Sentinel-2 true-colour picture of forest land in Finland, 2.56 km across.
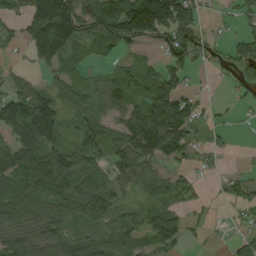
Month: September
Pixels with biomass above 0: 72%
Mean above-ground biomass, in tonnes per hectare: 82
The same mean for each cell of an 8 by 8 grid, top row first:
57 192 133 145 229 159 14 50
29 156 60 56 44 146 56 88
45 32 58 72 88 83 6 37
150 146 56 63 131 123 23 18
124 141 99 87 137 119 33 1
127 147 115 74 80 45 18 39
80 70 131 74 53 55 14 56
96 97 102 105 64 86 11 41
